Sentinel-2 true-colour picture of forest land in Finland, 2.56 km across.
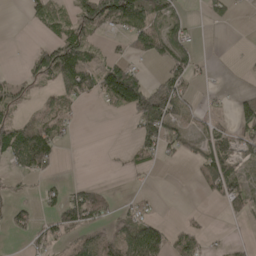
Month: April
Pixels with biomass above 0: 47%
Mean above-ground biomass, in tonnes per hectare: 44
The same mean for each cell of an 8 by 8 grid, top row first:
0 42 66 123 120 47 21 6
0 70 91 11 79 79 4 2
26 50 111 127 55 76 9 5
28 34 6 18 117 72 18 67
96 100 1 0 52 45 70 66
26 22 0 2 7 0 72 54
30 26 124 28 22 2 4 51
9 49 37 58 119 41 16 8
